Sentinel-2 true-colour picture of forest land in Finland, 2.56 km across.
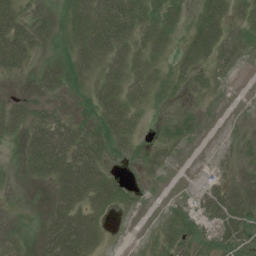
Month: July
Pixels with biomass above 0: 58%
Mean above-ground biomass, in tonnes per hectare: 22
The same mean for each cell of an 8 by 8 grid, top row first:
33 2 38 48 32 18 33 17
49 10 37 40 25 13 45 20
7 29 25 30 23 9 15 1
30 19 15 39 8 2 1 0
11 70 54 28 8 8 0 7
5 36 58 16 9 1 10 11
1 20 41 19 2 8 32 42
13 37 60 2 3 26 13 24
